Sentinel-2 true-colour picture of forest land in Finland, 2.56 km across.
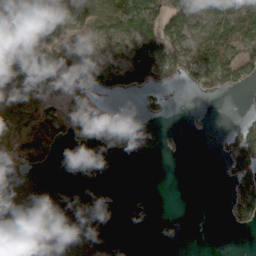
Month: March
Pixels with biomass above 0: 43%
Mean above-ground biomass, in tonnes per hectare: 38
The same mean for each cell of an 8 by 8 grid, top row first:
69 61 58 71 80 78 65 91
54 48 51 31 90 89 96 82
56 49 77 98 98 42 72 63
67 67 81 78 19 1 1 5
64 92 28 61 9 2 0 67
9 6 0 0 0 0 0 48
0 0 0 0 0 0 0 43
0 0 0 0 0 0 0 0
